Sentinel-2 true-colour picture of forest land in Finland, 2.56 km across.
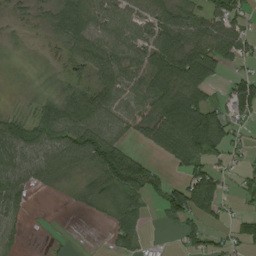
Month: August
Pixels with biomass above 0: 71%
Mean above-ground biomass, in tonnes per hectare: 53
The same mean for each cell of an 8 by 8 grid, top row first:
25 42 97 68 60 62 60 40
13 11 54 72 71 88 78 54
7 22 20 62 68 94 59 45
25 65 89 76 45 106 100 60
72 73 108 92 25 90 111 21
67 56 33 104 94 18 83 19
44 0 9 47 44 108 71 9
24 2 0 28 26 10 35 44
